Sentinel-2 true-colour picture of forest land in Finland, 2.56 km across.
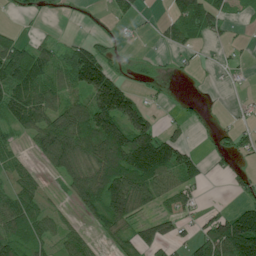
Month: July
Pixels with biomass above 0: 59%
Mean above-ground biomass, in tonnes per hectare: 65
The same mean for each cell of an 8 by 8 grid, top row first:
15 11 4 28 11 66 91 13
92 39 61 19 3 35 13 8
154 85 118 141 11 4 2 6
86 95 98 214 81 9 7 7
30 107 129 154 163 101 9 39
46 27 124 147 149 95 22 31
94 36 60 149 59 45 15 62
88 50 48 36 63 44 86 208
